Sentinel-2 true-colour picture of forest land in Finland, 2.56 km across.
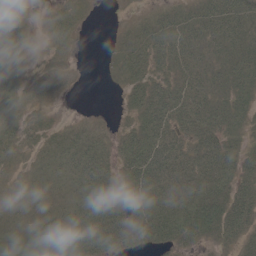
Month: May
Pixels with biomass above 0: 78%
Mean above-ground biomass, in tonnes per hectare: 24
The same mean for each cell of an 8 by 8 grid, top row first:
20 12 14 1 7 21 33 39
21 10 3 10 35 34 25 35
14 12 1 8 32 26 26 28
20 8 1 2 34 40 33 25
18 19 25 17 45 35 31 18
8 17 29 19 52 34 35 29
12 16 23 29 37 35 49 46
26 30 39 43 26 30 25 33
